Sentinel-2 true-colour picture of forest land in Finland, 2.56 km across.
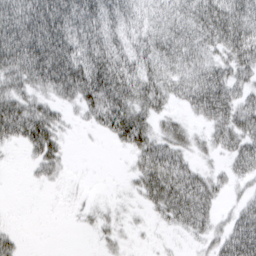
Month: March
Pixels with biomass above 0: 70%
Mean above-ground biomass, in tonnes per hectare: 43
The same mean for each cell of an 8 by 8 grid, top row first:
67 87 82 62 35 46 65 60
80 95 73 62 50 59 38 60
50 75 92 93 71 44 61 41
68 39 28 88 59 20 53 53
30 60 1 21 68 42 21 49
0 21 0 0 55 69 29 27
0 0 6 5 16 64 41 26
19 0 0 14 3 5 25 64
